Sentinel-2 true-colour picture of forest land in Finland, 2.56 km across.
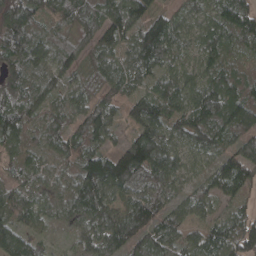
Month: April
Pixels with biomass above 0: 97%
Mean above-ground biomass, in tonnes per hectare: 96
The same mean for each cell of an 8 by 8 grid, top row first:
148 80 98 118 104 59 71 121
119 89 69 87 138 77 91 54
98 73 48 76 70 97 97 86
126 75 71 65 137 97 145 125
67 66 88 49 170 77 96 104
52 70 120 180 137 85 78 135
106 61 105 95 140 83 57 55
115 39 75 118 143 98 103 140
